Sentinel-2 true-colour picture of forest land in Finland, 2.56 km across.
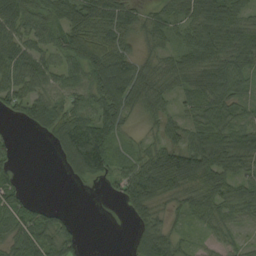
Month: August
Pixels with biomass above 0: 80%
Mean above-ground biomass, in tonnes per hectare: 63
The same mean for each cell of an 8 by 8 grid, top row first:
72 62 92 86 39 56 91 50
63 51 110 71 29 46 96 77
72 56 63 169 73 69 94 79
38 80 73 95 46 34 89 46
14 19 151 92 31 65 97 80
29 0 44 50 101 123 98 51
79 28 0 3 96 37 63 60
73 77 30 0 62 45 23 21
